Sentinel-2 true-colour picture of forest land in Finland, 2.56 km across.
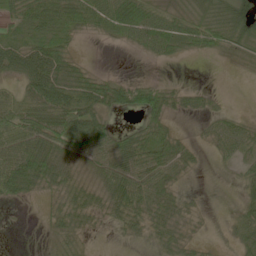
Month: May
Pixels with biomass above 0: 68%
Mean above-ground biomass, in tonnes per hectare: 34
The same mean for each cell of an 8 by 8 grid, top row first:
38 55 52 62 61 32 34 51
44 54 7 5 38 32 38 36
33 73 40 27 20 4 0 1
60 71 61 35 60 19 17 8
68 65 58 45 49 32 17 46
75 52 22 57 63 30 1 18
6 14 40 41 47 28 4 19
0 8 20 3 15 36 7 33
